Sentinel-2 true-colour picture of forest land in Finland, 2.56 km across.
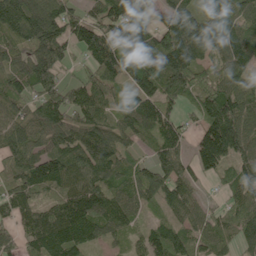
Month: June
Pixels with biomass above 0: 90%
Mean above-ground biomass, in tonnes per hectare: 108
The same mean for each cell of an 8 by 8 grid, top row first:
167 156 85 117 92 136 107 122
86 189 75 156 121 183 131 123
68 112 65 91 123 154 107 94
65 122 120 65 145 69 137 152
98 95 128 122 50 123 178 157
105 142 94 92 96 127 52 105
99 92 152 97 49 87 39 82
62 155 130 48 58 115 77 85
